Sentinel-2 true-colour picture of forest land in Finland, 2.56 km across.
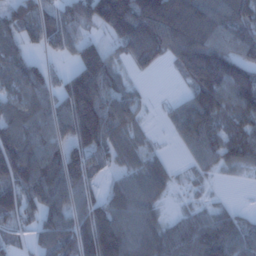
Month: January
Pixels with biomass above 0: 80%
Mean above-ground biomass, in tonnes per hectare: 84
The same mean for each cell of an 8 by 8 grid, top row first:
76 62 72 181 162 181 117 113
72 42 91 38 26 119 145 85
82 72 128 86 5 20 166 122
80 88 169 109 25 46 134 109
112 89 114 79 37 24 88 108
107 133 96 31 81 24 24 20
90 106 77 81 69 12 32 17
28 79 113 153 82 81 101 78
